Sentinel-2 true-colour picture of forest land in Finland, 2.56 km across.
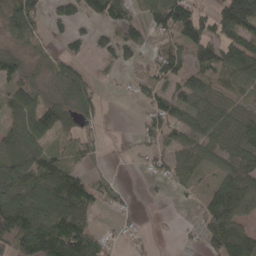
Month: April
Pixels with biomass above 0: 68%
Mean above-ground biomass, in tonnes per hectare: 68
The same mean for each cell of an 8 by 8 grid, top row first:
116 47 48 72 56 143 60 174
33 33 31 61 46 65 100 103
64 43 98 9 40 73 56 66
93 126 83 1 37 72 77 57
92 69 38 2 31 68 81 91
122 105 59 13 12 46 35 97
139 127 118 18 3 3 68 91
140 140 120 23 13 7 68 129
